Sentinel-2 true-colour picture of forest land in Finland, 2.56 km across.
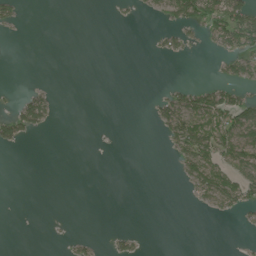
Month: July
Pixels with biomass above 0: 21%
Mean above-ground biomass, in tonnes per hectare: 18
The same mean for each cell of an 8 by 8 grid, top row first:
22 0 0 4 7 61 70 85
0 0 0 0 1 22 12 60
0 1 0 0 0 4 9 30
33 39 0 0 2 80 91 78
28 0 0 1 0 48 78 84
0 0 0 0 0 9 74 55
0 0 0 0 0 0 18 39
0 1 13 13 6 0 0 1
